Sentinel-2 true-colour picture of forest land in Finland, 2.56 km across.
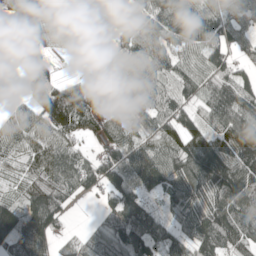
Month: May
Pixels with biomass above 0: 86%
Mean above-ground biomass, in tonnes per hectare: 89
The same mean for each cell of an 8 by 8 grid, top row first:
143 97 73 54 69 146 89 65
85 72 42 44 92 83 101 64
10 94 73 37 85 76 74 82
39 187 153 50 74 87 72 140
70 89 43 75 66 88 120 140
49 86 88 108 107 91 154 148
113 150 5 78 94 75 118 112
142 87 54 110 122 74 98 91
